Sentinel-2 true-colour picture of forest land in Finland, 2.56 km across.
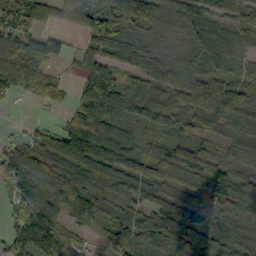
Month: October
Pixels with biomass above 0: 86%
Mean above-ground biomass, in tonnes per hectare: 78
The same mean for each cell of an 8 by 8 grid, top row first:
124 53 99 147 120 79 62 54
92 26 34 96 79 45 103 48
63 53 41 81 74 67 82 57
3 12 88 93 72 58 87 102
44 82 139 122 40 81 59 92
107 102 84 79 89 74 96 78
74 80 94 37 79 98 80 82
112 130 44 76 111 72 76 65
